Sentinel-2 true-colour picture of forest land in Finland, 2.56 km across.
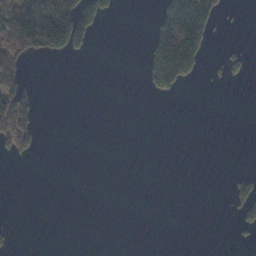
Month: November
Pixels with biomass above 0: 16%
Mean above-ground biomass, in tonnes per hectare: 24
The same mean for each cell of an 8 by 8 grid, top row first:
128 207 178 20 0 102 77 1
78 99 44 0 17 118 29 12
59 0 0 0 21 67 5 11
116 0 0 0 0 0 0 0
67 0 0 0 0 0 0 0
0 0 0 0 0 0 0 18
0 0 0 0 0 0 0 28
9 0 0 0 0 0 0 4
